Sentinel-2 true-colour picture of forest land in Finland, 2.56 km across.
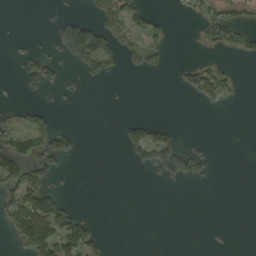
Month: August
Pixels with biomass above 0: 22%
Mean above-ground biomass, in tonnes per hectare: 32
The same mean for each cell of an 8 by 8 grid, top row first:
0 1 25 62 56 5 46 30
9 25 159 86 68 2 27 48
15 61 23 19 5 12 88 11
30 27 2 1 0 0 3 0
75 89 21 1 112 57 9 0
97 62 0 0 6 65 18 0
98 106 13 0 0 0 0 0
45 142 105 5 0 0 4 0
